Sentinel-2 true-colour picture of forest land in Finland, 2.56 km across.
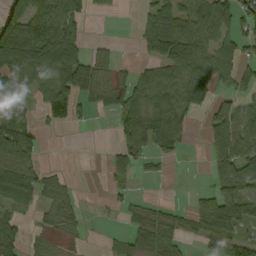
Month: September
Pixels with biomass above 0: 58%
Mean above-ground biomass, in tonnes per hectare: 56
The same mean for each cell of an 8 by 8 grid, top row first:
54 86 51 8 25 72 97 62
120 129 54 12 43 132 91 70
73 65 95 38 45 63 86 60
71 55 36 37 72 80 51 82
116 3 0 14 89 72 58 121
100 30 2 38 9 1 25 95
57 34 23 8 30 19 64 105
63 25 7 12 57 45 54 79
